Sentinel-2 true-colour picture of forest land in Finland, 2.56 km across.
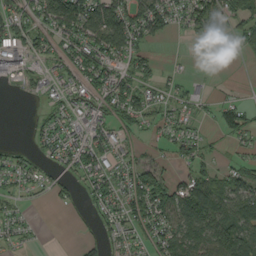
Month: September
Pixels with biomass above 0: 60%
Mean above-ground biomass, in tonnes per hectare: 43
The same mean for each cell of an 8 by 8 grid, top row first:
56 61 113 104 82 49 72 49
66 38 60 79 31 1 31 30
18 24 44 54 39 18 9 1
0 25 34 44 51 29 10 56
8 32 54 42 17 36 20 24
38 22 37 48 75 27 49 48
20 5 13 48 76 87 104 82
18 1 15 24 30 66 80 95
